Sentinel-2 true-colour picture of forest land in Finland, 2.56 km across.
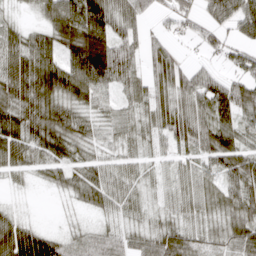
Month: April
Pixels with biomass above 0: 84%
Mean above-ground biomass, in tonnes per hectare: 53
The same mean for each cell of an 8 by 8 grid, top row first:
12 52 95 80 39 45 45 82
70 66 117 98 41 18 32 47
97 95 96 71 45 65 53 58
68 78 42 29 38 70 66 65
79 75 43 26 33 59 76 59
24 31 42 44 27 30 39 72
9 0 19 37 23 34 36 67
113 71 36 40 48 63 28 58
